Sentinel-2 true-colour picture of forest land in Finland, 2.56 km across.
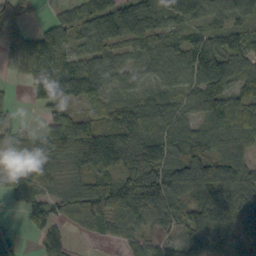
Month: October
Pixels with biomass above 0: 85%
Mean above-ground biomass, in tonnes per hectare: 88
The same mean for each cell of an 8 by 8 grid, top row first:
55 15 82 128 156 88 67 64
60 149 55 82 70 95 120 91
17 132 143 69 44 68 119 83
24 39 60 85 117 71 99 112
30 114 166 141 143 103 91 83
145 77 75 95 161 172 176 127
17 44 139 109 148 72 100 102
32 39 13 32 45 34 91 78
